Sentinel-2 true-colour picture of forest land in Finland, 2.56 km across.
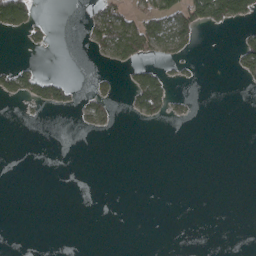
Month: April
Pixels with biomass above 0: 15%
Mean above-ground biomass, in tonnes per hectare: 18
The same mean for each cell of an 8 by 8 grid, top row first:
147 4 5 75 56 82 101 62
1 13 3 82 74 53 0 44
62 54 2 18 71 17 0 13
1 14 22 24 48 20 0 0
0 0 0 0 0 0 0 0
0 0 0 0 0 0 0 0
0 0 0 0 0 0 0 0
0 0 0 0 0 0 0 0
